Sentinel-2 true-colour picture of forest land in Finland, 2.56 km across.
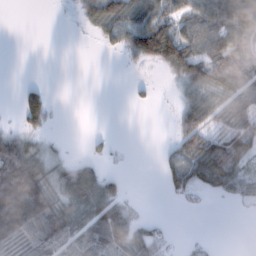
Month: February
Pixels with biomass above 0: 53%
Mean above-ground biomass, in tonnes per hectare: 42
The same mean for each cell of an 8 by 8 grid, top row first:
0 0 19 74 80 68 87 109
0 0 0 20 96 101 78 86
2 3 0 0 8 28 73 85
17 52 0 0 2 24 62 69
55 13 1 10 0 34 68 73
131 56 75 20 3 54 61 46
126 93 67 68 3 4 3 5
68 93 72 76 68 4 6 0
